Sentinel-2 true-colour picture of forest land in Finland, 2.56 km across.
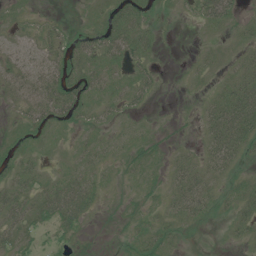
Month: July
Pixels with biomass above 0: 67%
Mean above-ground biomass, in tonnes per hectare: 18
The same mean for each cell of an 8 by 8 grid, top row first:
7 5 6 28 22 5 35 14
13 21 28 38 25 0 6 12
23 39 30 20 18 1 7 34
9 33 21 14 8 2 26 68
12 8 11 10 12 5 28 42
24 9 22 5 10 21 24 10
34 35 42 2 11 21 19 24
20 7 4 2 21 11 0 10
